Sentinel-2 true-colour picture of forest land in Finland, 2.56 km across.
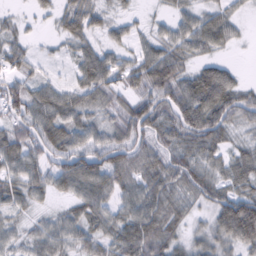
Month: February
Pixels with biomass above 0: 85%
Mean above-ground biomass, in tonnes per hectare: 52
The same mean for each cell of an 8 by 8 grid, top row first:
17 18 70 27 11 36 40 20
43 7 39 33 36 54 46 9
52 27 42 57 64 78 80 25
53 72 58 44 82 73 91 59
71 63 53 61 55 63 68 30
53 52 90 68 64 74 56 59
40 19 46 45 74 52 45 111
31 61 47 55 81 46 50 75
